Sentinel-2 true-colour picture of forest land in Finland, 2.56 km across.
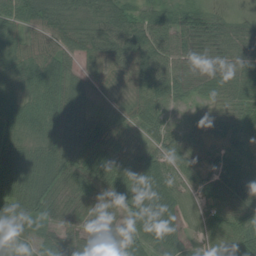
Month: July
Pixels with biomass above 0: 93%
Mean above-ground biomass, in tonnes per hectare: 58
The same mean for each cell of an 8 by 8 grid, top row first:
72 79 55 72 58 66 59 12
55 70 66 72 87 73 74 41
50 81 54 48 76 66 64 50
56 70 55 32 56 22 27 47
49 59 83 53 41 52 48 50
91 76 58 57 67 60 47 64
65 54 46 39 60 58 58 72
28 43 50 57 71 44 54 72
